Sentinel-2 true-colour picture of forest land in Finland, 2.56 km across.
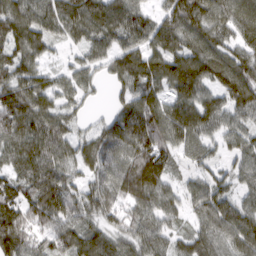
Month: March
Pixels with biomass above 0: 91%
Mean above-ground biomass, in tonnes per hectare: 89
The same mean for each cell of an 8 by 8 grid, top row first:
113 99 120 112 80 114 103 109
94 61 52 77 87 83 101 85
105 65 59 45 112 112 104 124
131 106 34 36 111 98 108 82
89 123 71 93 112 83 57 67
73 117 54 81 163 39 58 56
100 110 70 65 87 55 112 85
157 65 91 83 87 58 93 111
